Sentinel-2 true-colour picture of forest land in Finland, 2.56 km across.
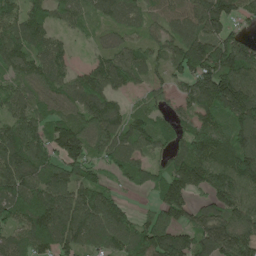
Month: May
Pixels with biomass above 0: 88%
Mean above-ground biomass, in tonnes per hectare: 112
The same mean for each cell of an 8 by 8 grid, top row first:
108 104 86 91 70 103 189 85
147 101 13 71 83 112 166 151
95 115 82 111 64 72 169 162
104 94 107 103 83 68 116 157
147 123 136 119 85 80 147 141
144 117 94 52 88 141 145 152
132 146 129 107 20 123 96 135
89 117 103 118 143 130 147 147
